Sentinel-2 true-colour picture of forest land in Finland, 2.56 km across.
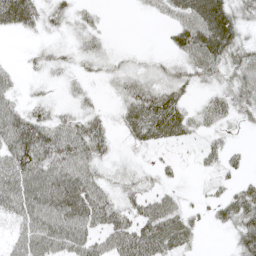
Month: May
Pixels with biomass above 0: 73%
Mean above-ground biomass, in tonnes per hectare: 41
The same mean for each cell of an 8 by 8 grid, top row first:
82 33 25 2 7 41 96 40
1 18 22 11 5 34 82 50
18 13 17 21 33 39 29 45
50 31 29 15 75 63 36 31
80 76 69 28 37 24 18 5
81 80 74 22 21 12 13 18
54 85 85 55 47 40 20 65
33 76 63 59 80 57 2 44
